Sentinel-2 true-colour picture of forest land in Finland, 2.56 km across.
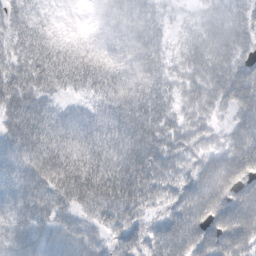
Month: October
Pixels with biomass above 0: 91%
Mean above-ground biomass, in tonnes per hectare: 43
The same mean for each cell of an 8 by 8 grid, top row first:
26 6 0 17 29 10 27 32
34 36 17 13 33 16 46 36
58 51 41 38 35 29 43 62
65 41 20 38 53 35 32 51
50 56 39 45 59 39 27 53
37 57 67 63 64 42 56 67
35 44 38 59 45 46 69 78
36 40 43 33 46 73 69 82
